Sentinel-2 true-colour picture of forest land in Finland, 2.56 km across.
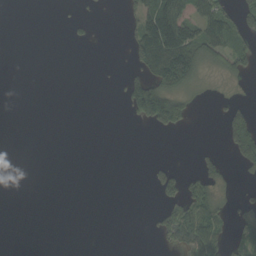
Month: September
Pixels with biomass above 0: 25%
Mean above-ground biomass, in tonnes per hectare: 29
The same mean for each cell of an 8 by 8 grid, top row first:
0 0 13 0 89 113 94 61
0 0 5 0 115 164 83 57
0 0 0 3 89 114 15 18
0 0 0 0 125 109 1 42
0 0 0 0 0 0 4 105
0 0 0 0 4 51 53 7
0 0 0 0 2 64 74 19
0 0 0 0 1 57 94 36
